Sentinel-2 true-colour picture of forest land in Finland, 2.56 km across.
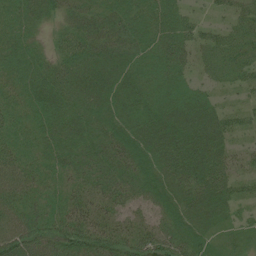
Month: July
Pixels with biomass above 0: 94%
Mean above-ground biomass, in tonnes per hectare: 46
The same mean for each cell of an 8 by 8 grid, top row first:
43 32 39 37 37 41 15 42
42 19 51 46 39 55 44 48
38 51 57 52 37 44 25 35
37 51 45 49 49 63 52 25
40 40 45 53 62 77 68 14
55 34 39 49 48 65 65 31
46 37 47 37 27 53 61 26
71 61 72 65 68 64 35 25
